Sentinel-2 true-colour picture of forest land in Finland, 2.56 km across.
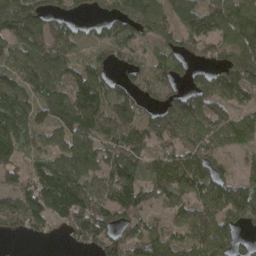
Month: April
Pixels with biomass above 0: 82%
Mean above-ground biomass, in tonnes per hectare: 103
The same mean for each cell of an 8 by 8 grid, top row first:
145 84 29 76 146 84 103 121
97 108 56 90 69 78 77 127
92 132 100 69 88 76 85 137
140 97 185 126 66 111 138 75
118 68 111 109 91 102 105 69
76 151 119 133 102 152 124 70
119 152 190 162 114 93 95 169
19 27 92 109 91 69 129 54
